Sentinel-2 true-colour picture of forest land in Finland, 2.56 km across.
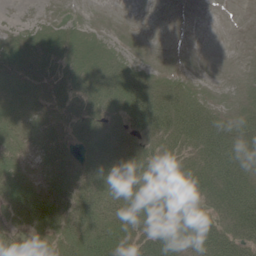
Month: June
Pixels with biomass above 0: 71%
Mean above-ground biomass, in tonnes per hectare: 23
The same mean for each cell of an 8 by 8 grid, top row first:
1 2 2 0 0 0 0 0
22 22 21 10 0 0 0 0
24 24 26 31 18 9 0 0
22 22 23 24 44 37 19 8
22 25 18 30 17 24 41 28
27 24 26 34 33 24 37 37
43 42 35 31 38 56 31 57
21 16 39 43 32 33 37 34
